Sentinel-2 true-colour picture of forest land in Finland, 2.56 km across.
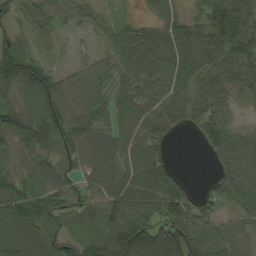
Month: September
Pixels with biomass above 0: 88%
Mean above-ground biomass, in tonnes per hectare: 73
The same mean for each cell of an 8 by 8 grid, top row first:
47 54 36 25 24 46 86 101
84 17 17 44 88 94 98 119
129 86 69 60 77 100 73 59
81 130 95 58 70 59 94 32
47 76 88 76 83 8 50 59
55 71 64 94 99 49 12 80
65 97 66 101 110 125 55 51
62 79 62 98 128 137 98 59
